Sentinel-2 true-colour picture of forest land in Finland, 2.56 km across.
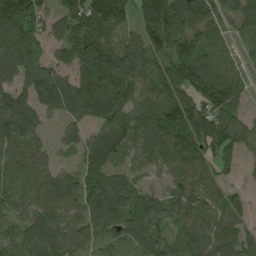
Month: August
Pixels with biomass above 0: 86%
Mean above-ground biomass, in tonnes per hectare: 92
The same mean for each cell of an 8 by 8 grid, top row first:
140 60 138 178 144 177 115 81
131 48 131 125 141 104 84 37
79 119 108 124 106 93 144 68
100 62 107 132 97 122 111 54
87 29 61 108 77 101 86 65
89 84 54 87 23 61 66 17
70 94 88 148 101 69 84 51
57 108 75 58 112 53 101 78
